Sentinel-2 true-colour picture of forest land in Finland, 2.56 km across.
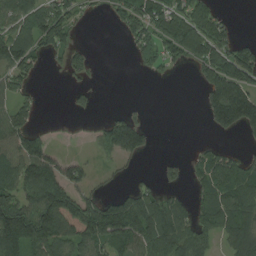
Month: August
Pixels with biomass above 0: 57%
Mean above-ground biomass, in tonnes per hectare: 78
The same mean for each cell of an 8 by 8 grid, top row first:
94 111 32 33 111 130 92 2
114 71 40 0 54 137 181 97
77 1 20 0 4 5 127 192
79 0 21 19 10 0 61 194
93 51 4 128 78 0 16 11
100 143 68 13 11 24 92 94
172 178 158 113 142 75 86 108
140 140 119 122 112 105 56 105
